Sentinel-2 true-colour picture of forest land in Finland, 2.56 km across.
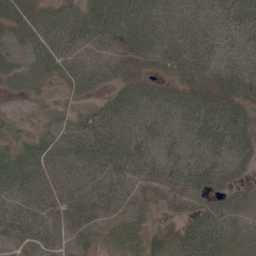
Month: June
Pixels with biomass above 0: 83%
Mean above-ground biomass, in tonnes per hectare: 34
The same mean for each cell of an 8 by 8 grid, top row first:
35 38 37 59 45 34 37 56
20 53 19 19 32 61 56 34
22 26 30 21 22 40 41 46
7 13 25 38 30 36 58 35
36 41 46 47 31 28 52 38
63 50 57 49 22 28 35 9
44 49 35 21 12 16 21 13
17 35 13 17 37 39 53 21
